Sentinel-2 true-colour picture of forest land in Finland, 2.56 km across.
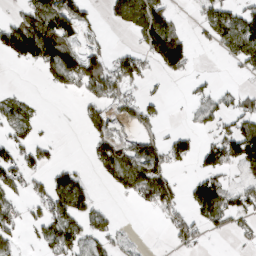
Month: March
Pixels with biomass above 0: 47%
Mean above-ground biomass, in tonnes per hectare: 59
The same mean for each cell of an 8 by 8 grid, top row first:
31 136 76 38 117 26 72 77
108 144 63 20 63 126 21 112
0 39 122 106 50 17 20 16
47 1 22 48 50 1 64 80
59 25 1 85 62 63 53 141
69 59 39 73 129 31 85 29
49 83 89 9 32 55 107 76
33 76 77 58 4 47 14 21
